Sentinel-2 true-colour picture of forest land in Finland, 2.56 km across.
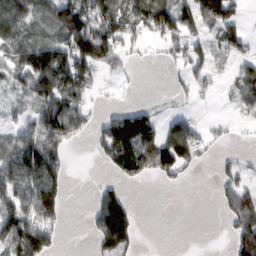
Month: February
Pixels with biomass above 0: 54%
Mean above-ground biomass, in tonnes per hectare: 64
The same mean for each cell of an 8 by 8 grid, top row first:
95 82 127 109 99 100 94 40
75 127 150 91 14 42 47 38
54 172 128 13 3 17 36 52
24 117 78 37 48 30 2 30
78 130 20 110 89 127 34 7
120 148 0 23 50 51 1 51
101 132 1 127 1 0 0 102
102 95 1 126 5 0 0 92
